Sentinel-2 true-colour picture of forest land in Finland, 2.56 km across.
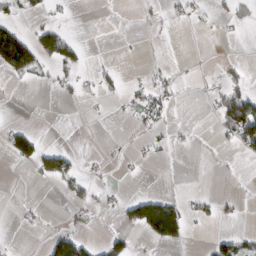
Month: March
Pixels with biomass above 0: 20%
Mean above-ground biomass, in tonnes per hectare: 23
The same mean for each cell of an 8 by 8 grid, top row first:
27 25 0 0 7 12 9 7
177 77 36 0 2 1 0 0
18 16 19 19 12 18 3 25
0 0 1 7 38 6 8 143
54 9 0 3 15 7 0 56
0 44 31 4 5 5 2 2
4 2 22 11 120 77 20 10
2 32 49 38 22 55 19 38
